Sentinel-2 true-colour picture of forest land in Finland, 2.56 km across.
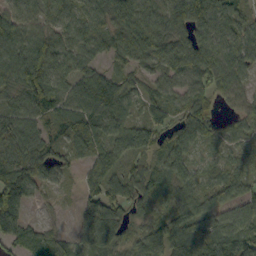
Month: October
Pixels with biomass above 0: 88%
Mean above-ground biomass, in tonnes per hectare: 68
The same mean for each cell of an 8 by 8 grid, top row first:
69 57 53 80 82 68 105 58
92 97 63 36 87 80 92 78
78 109 82 70 40 57 71 60
66 64 74 87 41 49 64 40
104 67 57 66 37 70 37 40
120 67 30 76 66 78 26 49
115 9 30 85 48 66 66 90
69 55 23 33 67 105 125 133
